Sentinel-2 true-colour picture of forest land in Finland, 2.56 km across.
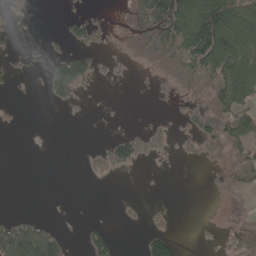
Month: May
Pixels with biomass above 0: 33%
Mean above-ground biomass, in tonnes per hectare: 35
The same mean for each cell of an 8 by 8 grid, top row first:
9 0 16 4 93 147 138 118
4 5 37 6 35 89 182 128
8 48 89 7 2 30 73 145
4 1 3 0 0 7 50 96
0 2 1 39 44 13 31 54
0 0 4 25 0 0 2 53
0 0 0 0 5 2 0 11
127 95 8 32 29 25 2 46
